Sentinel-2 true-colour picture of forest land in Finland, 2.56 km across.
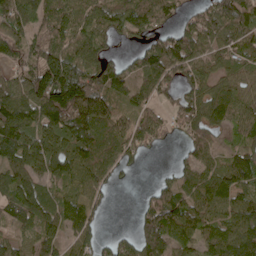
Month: May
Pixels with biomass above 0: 82%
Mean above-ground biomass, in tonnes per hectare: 80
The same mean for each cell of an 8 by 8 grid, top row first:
89 71 68 76 81 51 76 131
60 83 75 33 79 143 80 77
75 166 146 92 77 83 71 53
118 139 163 102 70 63 93 63
112 92 109 95 61 18 82 64
81 77 83 42 3 48 64 106
86 76 85 9 42 101 82 89
44 61 59 31 96 80 80 108
